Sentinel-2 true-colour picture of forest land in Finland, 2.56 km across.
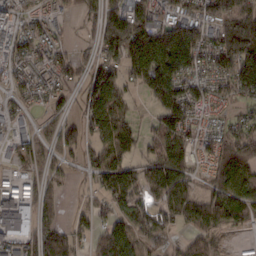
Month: February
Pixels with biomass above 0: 77%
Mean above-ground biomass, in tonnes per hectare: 72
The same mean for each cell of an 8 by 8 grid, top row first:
52 53 45 113 93 83 98 120
71 78 24 91 159 160 82 166
39 43 50 94 85 97 54 105
33 37 45 102 9 98 29 36
51 39 66 96 56 91 50 114
41 49 16 95 55 96 33 105
118 53 22 69 81 101 103 90
82 88 50 85 56 22 66 10
